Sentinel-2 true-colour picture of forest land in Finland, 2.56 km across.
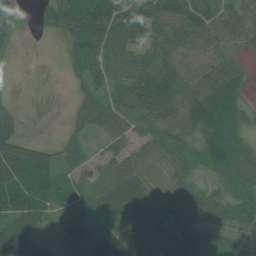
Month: July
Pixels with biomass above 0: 82%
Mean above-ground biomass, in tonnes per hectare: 64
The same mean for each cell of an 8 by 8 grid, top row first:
32 51 88 93 94 80 82 73
15 1 79 67 59 60 53 42
3 0 39 62 94 76 81 62
20 0 32 77 81 75 142 86
65 22 36 39 43 68 119 95
93 85 50 58 49 40 38 91
123 73 29 70 83 59 67 77
117 27 67 114 78 109 55 37
